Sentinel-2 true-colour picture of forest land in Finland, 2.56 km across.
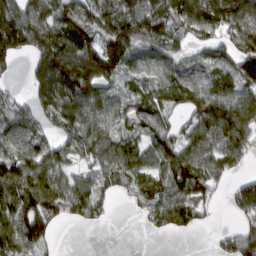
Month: March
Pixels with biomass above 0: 78%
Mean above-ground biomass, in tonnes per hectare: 79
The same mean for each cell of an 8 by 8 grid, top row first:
128 105 116 109 127 81 100 101
111 110 126 125 82 62 53 84
12 159 130 71 60 75 71 99
73 78 110 67 73 39 101 115
79 61 80 90 67 73 99 100
107 95 48 65 69 104 84 29
112 98 76 19 45 109 26 65
108 58 0 0 2 5 5 93
